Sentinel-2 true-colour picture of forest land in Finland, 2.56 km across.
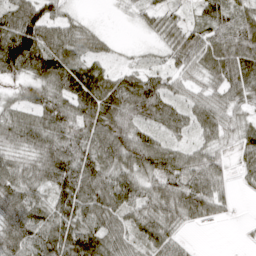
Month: April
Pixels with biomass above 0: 89%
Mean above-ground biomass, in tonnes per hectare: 67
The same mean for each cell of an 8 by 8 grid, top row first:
100 75 20 5 39 40 64 67
150 96 61 17 14 68 78 99
48 83 91 59 67 45 48 82
56 86 80 86 74 53 63 47
64 83 78 92 83 43 43 57
71 82 104 75 69 86 85 25
93 73 95 89 65 82 67 5
103 110 122 78 60 42 0 3
